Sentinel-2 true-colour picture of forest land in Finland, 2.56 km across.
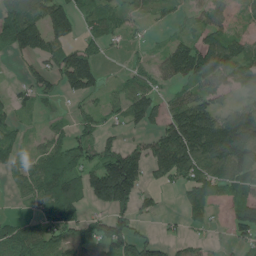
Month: July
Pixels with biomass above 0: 67%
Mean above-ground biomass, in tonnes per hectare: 79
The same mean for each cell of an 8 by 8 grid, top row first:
164 127 63 49 31 21 64 25
93 102 82 18 14 90 154 71
12 55 149 14 41 90 112 62
36 22 34 36 107 104 127 106
41 57 95 65 58 211 209 208
46 104 95 243 80 82 86 98
6 100 70 131 31 8 59 68
78 93 68 128 84 34 22 50
